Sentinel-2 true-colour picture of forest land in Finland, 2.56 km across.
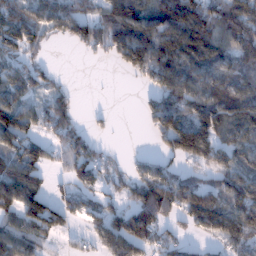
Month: January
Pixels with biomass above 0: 73%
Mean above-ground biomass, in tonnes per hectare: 92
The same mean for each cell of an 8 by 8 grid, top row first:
126 102 92 115 127 171 133 124
103 24 36 97 169 172 146 105
86 37 0 1 45 138 110 97
135 92 17 11 42 131 164 172
111 59 77 9 1 126 169 114
162 49 76 43 78 70 63 137
125 110 52 51 129 99 144 152
127 55 25 104 75 41 47 101
